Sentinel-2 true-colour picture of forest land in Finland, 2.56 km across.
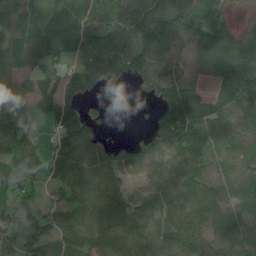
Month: July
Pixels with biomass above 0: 82%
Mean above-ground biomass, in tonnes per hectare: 81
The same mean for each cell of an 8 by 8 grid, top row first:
100 75 80 94 109 121 59 6
68 111 102 97 112 73 108 94
47 45 78 46 57 82 42 137
63 81 75 8 7 138 122 81
107 38 112 42 58 112 85 53
67 57 117 92 51 90 76 102
70 58 84 110 110 99 117 75
76 78 96 104 57 85 64 102
